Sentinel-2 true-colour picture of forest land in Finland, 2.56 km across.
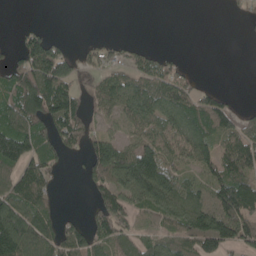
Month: May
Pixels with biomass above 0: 60%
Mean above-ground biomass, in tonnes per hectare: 69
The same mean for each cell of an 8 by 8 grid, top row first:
0 0 0 0 0 0 0 8
33 100 12 22 18 2 0 0
97 143 53 61 76 62 2 0
126 129 76 55 85 84 99 33
183 76 61 101 85 78 81 87
90 57 20 104 206 80 51 67
114 68 3 118 92 123 126 162
157 95 97 92 50 88 138 107
